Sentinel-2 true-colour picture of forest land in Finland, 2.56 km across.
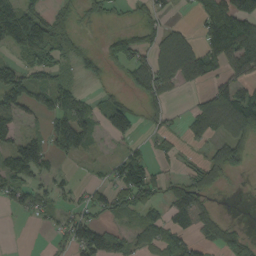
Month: September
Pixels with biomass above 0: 57%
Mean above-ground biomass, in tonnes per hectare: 59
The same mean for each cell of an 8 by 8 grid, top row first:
151 57 25 24 42 8 76 151
58 80 21 54 61 77 73 129
97 56 24 9 94 62 41 57
81 68 106 44 30 11 99 144
75 67 83 7 23 19 39 65
100 51 8 43 129 23 74 11
40 39 48 64 78 65 41 0
0 9 103 71 59 75 62 76
